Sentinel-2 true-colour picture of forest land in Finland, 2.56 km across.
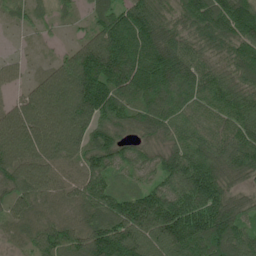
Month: June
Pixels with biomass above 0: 95%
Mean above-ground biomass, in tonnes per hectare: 108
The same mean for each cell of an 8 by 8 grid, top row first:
40 36 28 110 123 74 150 168
9 12 77 161 145 115 81 101
31 77 175 153 159 136 105 88
94 141 193 120 117 103 91 117
137 132 113 101 52 77 100 123
104 95 87 70 46 108 137 81
73 75 97 132 173 145 151 86
39 130 124 190 158 176 173 110
